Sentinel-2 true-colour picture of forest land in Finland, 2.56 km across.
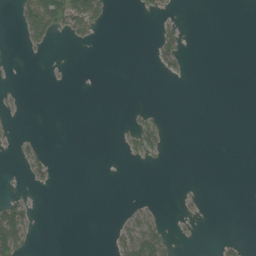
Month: July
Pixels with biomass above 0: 12%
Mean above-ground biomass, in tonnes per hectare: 8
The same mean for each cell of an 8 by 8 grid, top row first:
15 78 75 9 3 4 0 0
2 12 4 0 0 26 0 0
0 1 0 0 0 3 0 0
2 0 0 0 6 0 0 0
8 2 0 0 22 0 0 0
1 17 0 0 0 0 0 0
41 0 0 0 12 3 1 0
76 0 0 14 75 8 0 5
